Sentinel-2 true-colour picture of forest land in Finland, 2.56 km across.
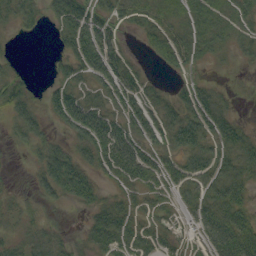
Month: September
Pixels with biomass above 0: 71%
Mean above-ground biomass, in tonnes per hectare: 34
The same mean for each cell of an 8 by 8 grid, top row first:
35 22 60 34 27 32 48 36
5 3 66 41 15 48 36 26
31 11 39 55 20 9 13 6
39 29 70 40 40 42 55 9
15 35 39 66 41 44 44 45
4 50 56 29 44 40 52 46
23 11 18 39 26 20 50 41
28 37 14 55 37 18 38 61
